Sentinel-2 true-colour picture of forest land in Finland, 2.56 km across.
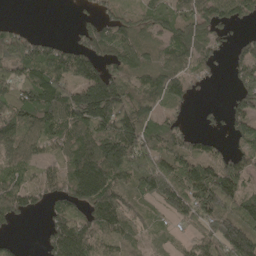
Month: April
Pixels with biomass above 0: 77%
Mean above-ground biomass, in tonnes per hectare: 100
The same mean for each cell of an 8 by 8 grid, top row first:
3 0 23 58 49 64 120 84
130 81 99 116 68 104 83 65
80 148 131 168 90 108 30 117
133 150 207 228 94 49 21 109
101 88 135 182 136 90 57 72
68 65 190 136 159 141 139 126
81 45 78 148 45 94 147 148
23 63 158 84 43 25 90 212
